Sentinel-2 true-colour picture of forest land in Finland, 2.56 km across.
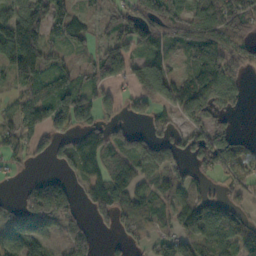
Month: October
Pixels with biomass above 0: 70%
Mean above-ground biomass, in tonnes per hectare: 80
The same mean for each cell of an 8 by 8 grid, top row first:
102 126 52 48 128 99 108 93
177 87 38 95 89 52 119 76
73 84 64 90 145 73 116 54
67 131 118 43 52 74 82 12
90 64 103 95 100 75 118 61
17 36 60 118 53 54 47 74
52 210 48 116 65 63 77 47
96 58 78 13 36 72 79 66
